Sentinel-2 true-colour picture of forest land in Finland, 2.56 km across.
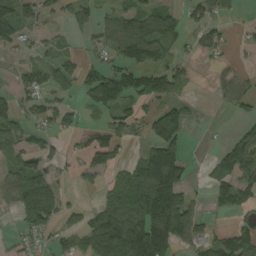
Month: September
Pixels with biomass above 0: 56%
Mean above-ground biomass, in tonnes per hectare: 64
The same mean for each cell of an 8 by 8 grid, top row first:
113 44 55 50 81 44 43 9
40 29 16 60 107 33 50 10
28 50 52 100 108 64 8 48
54 64 35 64 42 77 1 33
52 27 22 92 42 91 2 80
82 70 43 42 172 149 46 103
42 85 21 90 187 186 30 66
14 29 59 142 176 104 56 84
